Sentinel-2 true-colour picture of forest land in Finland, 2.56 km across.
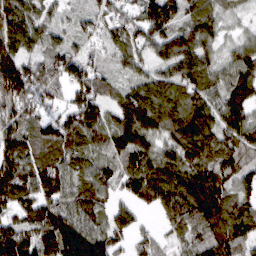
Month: March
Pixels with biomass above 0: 92%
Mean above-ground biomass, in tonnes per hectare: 94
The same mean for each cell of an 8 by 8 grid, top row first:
116 54 38 84 101 93 84 29
121 73 47 56 81 118 76 66
175 114 98 45 66 91 87 112
110 56 117 71 129 77 104 123
105 99 76 88 102 89 101 103
143 119 85 68 141 100 109 88
112 121 109 68 45 88 124 86
153 129 190 97 54 41 92 85
